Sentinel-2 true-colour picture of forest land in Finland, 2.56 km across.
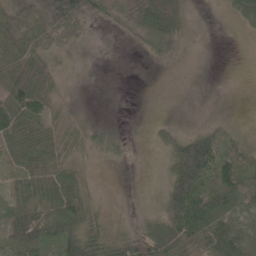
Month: May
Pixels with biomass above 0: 67%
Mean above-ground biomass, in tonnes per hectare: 40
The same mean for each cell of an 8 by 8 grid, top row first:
60 103 94 37 88 83 1 29
73 55 12 1 17 20 1 0
80 52 3 0 0 0 0 0
93 44 8 1 2 1 2 1
75 64 30 21 7 49 72 20
40 61 27 0 6 90 62 52
41 61 59 8 14 89 63 49
60 51 67 40 74 74 71 80
